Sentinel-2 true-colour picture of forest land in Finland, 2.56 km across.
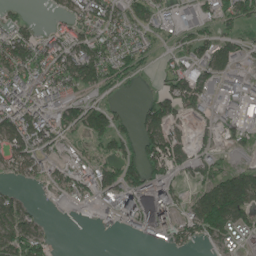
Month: June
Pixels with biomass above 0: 65%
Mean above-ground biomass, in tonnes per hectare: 63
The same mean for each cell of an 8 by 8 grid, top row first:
29 16 86 82 65 34 41 71
113 89 95 80 44 41 74 49
101 89 95 55 10 80 72 51
117 88 66 53 56 86 36 39
92 64 35 61 73 91 36 47
47 48 76 62 90 48 60 106
65 5 18 67 68 90 148 115
92 39 0 2 32 67 59 53
